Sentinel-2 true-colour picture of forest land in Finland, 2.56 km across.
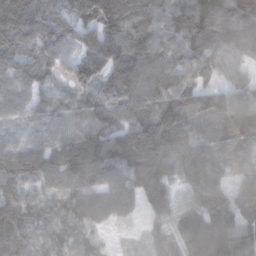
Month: November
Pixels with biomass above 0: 95%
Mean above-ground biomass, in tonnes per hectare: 83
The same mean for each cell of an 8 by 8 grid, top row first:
166 90 59 116 76 85 138 159
97 61 62 103 90 74 96 137
71 46 74 86 91 79 42 46
50 46 47 71 81 108 90 114
50 57 93 110 152 137 79 90
71 80 127 90 103 67 97 54
82 41 74 76 42 49 97 77
93 56 47 13 27 59 133 112
